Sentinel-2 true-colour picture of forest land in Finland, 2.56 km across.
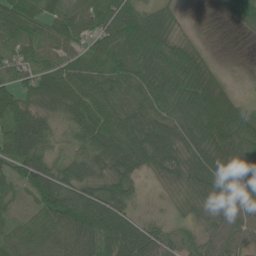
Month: June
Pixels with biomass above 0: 89%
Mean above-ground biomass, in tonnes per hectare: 66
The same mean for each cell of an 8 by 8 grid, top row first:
79 57 73 93 71 27 1 74
63 48 49 74 84 67 15 0
59 78 76 78 74 82 64 2
92 56 67 62 65 67 94 61
96 54 42 81 86 76 83 75
52 83 68 72 30 59 91 95
21 93 118 99 10 22 66 77
68 92 109 99 89 37 51 55
